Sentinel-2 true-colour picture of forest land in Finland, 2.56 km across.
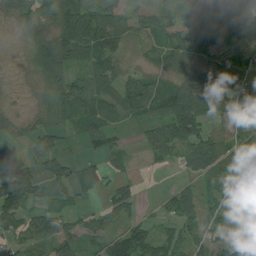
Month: July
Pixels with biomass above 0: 81%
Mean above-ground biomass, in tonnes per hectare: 67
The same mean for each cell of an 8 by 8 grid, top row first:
62 86 123 71 37 48 82 65
15 151 140 90 36 78 72 59
15 81 51 72 80 77 121 66
24 65 73 57 77 139 114 108
31 49 28 46 40 100 109 100
95 66 61 30 6 13 63 69
97 45 29 56 19 74 31 42
55 89 71 80 82 61 38 49
